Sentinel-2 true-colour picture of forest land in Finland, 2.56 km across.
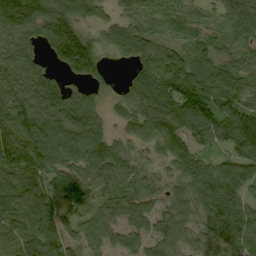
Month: September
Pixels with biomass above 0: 89%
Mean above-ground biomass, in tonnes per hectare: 98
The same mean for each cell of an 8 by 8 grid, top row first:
204 136 89 46 68 54 47 109
113 81 189 56 88 56 67 65
138 116 66 22 99 146 91 93
157 149 115 36 102 140 128 141
187 132 116 82 60 88 73 199
117 114 74 74 63 71 117 116
95 124 56 77 75 68 114 119
68 134 69 60 63 64 72 110
